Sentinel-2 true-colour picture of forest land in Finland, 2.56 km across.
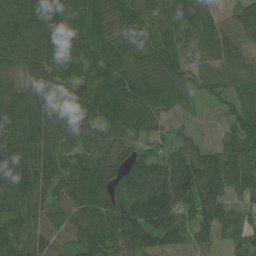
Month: June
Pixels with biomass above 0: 96%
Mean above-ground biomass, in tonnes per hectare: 105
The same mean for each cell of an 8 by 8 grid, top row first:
122 155 113 112 81 122 68 79
123 146 109 91 99 103 76 60
89 100 80 136 134 108 76 79
127 101 107 119 121 48 27 82
126 114 91 104 69 85 50 122
134 111 144 113 125 165 158 101
91 84 123 108 200 146 128 50
99 86 103 129 130 91 63 60
